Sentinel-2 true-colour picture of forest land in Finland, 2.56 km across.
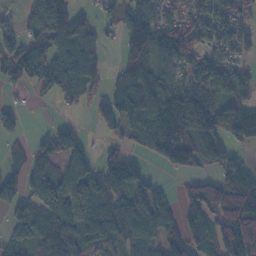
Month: November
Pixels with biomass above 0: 73%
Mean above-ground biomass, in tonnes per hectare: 84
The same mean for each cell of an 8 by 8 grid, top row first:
29 145 55 40 110 59 99 62
84 78 97 6 150 108 65 51
45 89 98 38 138 70 83 59
23 1 14 86 110 143 146 118
18 67 55 26 50 159 118 48
58 116 115 96 48 21 42 109
73 129 122 99 108 62 119 175
66 187 103 70 103 80 75 174
